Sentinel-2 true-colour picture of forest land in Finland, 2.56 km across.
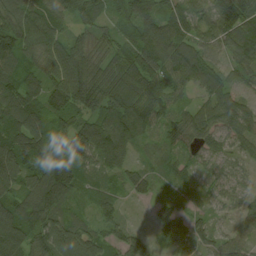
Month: August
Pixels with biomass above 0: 93%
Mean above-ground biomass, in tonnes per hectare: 80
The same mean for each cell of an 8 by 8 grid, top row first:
100 96 80 41 87 89 89 146
115 88 70 57 105 104 83 96
91 75 116 89 111 81 77 44
116 90 78 102 90 55 71 78
136 121 129 103 32 63 54 45
108 156 94 41 44 48 29 35
103 105 34 49 8 67 35 39
121 110 110 61 33 64 48 63
